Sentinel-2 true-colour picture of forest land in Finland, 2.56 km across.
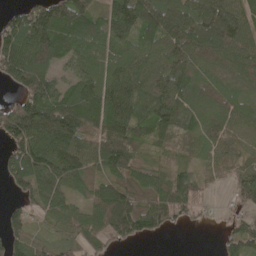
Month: May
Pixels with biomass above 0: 85%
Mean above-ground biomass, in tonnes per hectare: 107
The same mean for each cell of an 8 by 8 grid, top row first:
66 169 171 152 190 146 182 138
144 163 101 102 80 133 153 114
106 128 98 116 91 125 87 90
134 192 160 169 102 124 98 88
114 184 122 146 65 49 65 53
108 154 115 104 78 84 36 82
38 87 61 202 132 118 27 62
79 45 80 85 53 0 0 91
